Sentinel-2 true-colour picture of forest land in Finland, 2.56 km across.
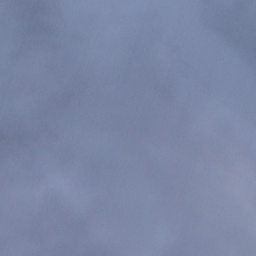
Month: December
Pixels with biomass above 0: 80%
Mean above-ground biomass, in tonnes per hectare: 90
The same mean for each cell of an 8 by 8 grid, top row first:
216 153 50 87 93 1 113 110
126 139 123 63 101 50 2 108
83 71 79 34 64 115 60 4
183 175 100 71 61 140 151 60
174 103 109 80 122 106 124 137
135 93 86 89 46 89 29 54
101 118 63 102 33 76 54 90
84 68 68 63 45 64 58 96
